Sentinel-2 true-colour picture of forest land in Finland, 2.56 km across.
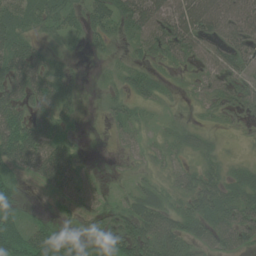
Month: July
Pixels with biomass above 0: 75%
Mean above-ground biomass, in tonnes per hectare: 40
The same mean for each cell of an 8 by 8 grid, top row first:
54 52 35 58 71 60 93 60
71 25 12 19 33 52 34 45
73 60 10 18 39 11 28 35
61 59 13 30 15 7 17 34
95 60 13 7 20 26 15 7
35 61 37 6 20 25 37 35
35 10 32 20 57 36 63 59
64 77 20 46 79 66 43 41
